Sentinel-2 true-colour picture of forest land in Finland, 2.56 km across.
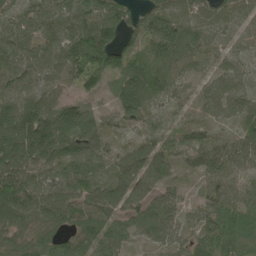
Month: June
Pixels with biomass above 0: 93%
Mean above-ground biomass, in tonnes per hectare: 75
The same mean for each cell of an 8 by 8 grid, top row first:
43 51 74 84 67 68 80 69
66 65 109 125 58 101 64 55
63 57 58 44 107 63 62 70
105 93 74 50 90 37 57 65
125 128 95 34 60 63 81 73
109 67 83 69 91 31 71 55
145 126 106 93 89 61 65 84
64 66 75 72 35 50 83 81
